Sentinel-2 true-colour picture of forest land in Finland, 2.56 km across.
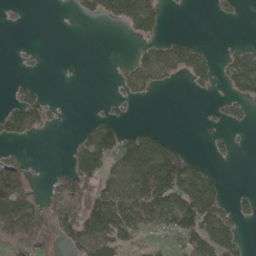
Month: May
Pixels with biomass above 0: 40%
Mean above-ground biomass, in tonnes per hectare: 52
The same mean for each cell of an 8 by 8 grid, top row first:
5 0 25 77 145 1 2 7
3 1 0 0 31 82 14 26
9 2 0 6 77 29 40 100
104 39 0 15 0 0 4 23
22 0 48 114 113 31 9 3
149 6 81 72 139 173 61 0
138 55 96 120 123 121 127 26
90 55 113 112 48 49 114 49
